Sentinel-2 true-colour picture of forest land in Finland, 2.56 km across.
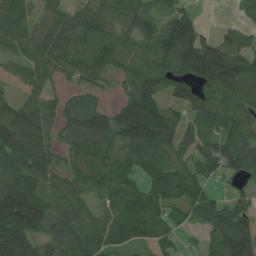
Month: July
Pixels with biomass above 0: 84%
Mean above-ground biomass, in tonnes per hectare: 101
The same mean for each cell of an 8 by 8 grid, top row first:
96 70 78 79 78 105 4 23
73 108 104 114 82 177 144 122
43 59 43 30 132 111 138 143
110 96 108 83 201 55 114 104
162 124 107 104 160 97 92 117
146 99 73 81 58 99 63 66
258 116 91 72 105 56 97 81
236 98 108 83 98 45 52 172
